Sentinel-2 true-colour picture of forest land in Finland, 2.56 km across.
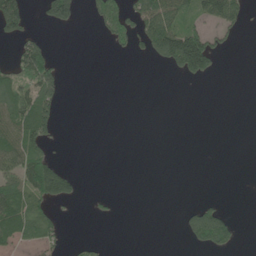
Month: June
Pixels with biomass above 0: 26%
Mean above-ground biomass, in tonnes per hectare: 38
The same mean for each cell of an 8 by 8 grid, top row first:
126 74 38 78 120 102 97 53
44 42 0 19 42 194 128 5
67 97 0 0 0 11 28 0
87 88 0 0 0 0 0 0
102 56 0 0 0 0 0 0
90 140 17 0 0 0 0 0
97 44 2 8 0 5 71 0
64 47 8 2 0 1 128 24
